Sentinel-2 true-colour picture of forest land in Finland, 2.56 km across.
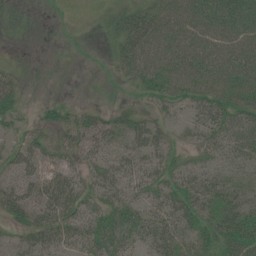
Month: July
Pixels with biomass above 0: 72%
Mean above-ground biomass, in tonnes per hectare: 29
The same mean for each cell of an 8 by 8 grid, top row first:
2 0 0 14 37 52 53 48
1 1 1 10 52 54 52 52
25 1 1 6 29 45 51 49
35 18 22 17 19 16 39 37
25 32 35 31 32 15 25 39
36 38 24 30 30 27 28 19
49 39 32 35 27 36 33 40
14 32 30 42 26 29 35 72
